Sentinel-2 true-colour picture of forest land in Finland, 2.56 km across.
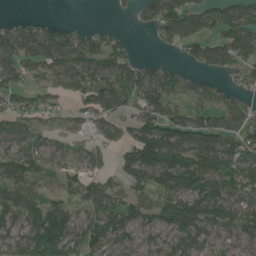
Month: June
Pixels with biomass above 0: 77%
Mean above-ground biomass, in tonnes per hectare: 78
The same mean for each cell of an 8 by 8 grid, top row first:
9 14 1 5 36 126 91 104
107 108 84 75 1 43 85 108
86 59 68 86 92 61 38 30
70 56 43 81 88 69 88 78
67 43 37 46 178 154 130 88
106 51 58 44 101 157 127 80
116 95 63 102 82 135 115 80
72 155 91 89 55 67 63 68
